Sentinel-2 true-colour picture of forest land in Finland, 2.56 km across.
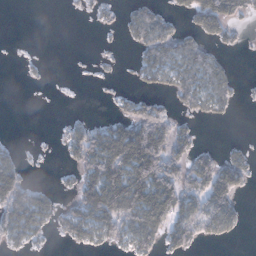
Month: January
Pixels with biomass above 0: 45%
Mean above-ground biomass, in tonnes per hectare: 41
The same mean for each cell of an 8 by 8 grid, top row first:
0 0 5 11 52 23 89 40
0 0 0 5 43 56 31 11
1 3 1 4 27 51 57 14
0 0 3 13 62 32 36 5
6 1 74 107 156 73 7 14
44 1 43 110 123 81 96 56
88 49 61 115 111 81 96 30
40 14 39 42 71 57 27 5
